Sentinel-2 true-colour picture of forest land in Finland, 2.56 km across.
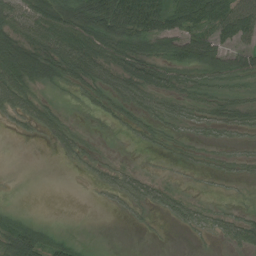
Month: August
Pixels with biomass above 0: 63%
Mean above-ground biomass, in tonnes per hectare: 38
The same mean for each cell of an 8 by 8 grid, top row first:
54 83 81 101 104 80 80 101
84 74 92 67 57 68 91 48
95 48 55 49 61 39 41 42
36 38 6 27 37 35 35 43
1 10 24 3 13 11 12 12
0 0 4 21 19 3 7 11
18 0 0 7 20 36 17 11
105 67 16 0 2 0 7 38
